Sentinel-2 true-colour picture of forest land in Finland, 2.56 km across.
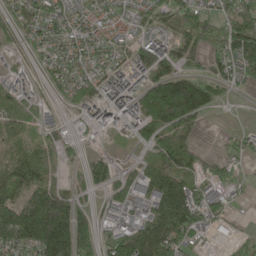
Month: May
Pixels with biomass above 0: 75%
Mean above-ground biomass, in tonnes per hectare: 97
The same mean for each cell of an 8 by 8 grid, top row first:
72 86 60 42 58 101 78 88
44 65 68 54 128 121 110 159
80 43 85 101 118 172 86 61
122 43 49 101 199 275 70 1
113 66 20 11 68 198 6 35
153 82 35 87 88 141 68 27
144 281 88 66 72 172 109 13
170 281 190 98 150 148 30 35
